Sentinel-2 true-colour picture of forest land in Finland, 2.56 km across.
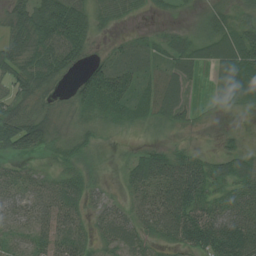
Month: July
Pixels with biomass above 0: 82%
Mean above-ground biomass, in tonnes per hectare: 44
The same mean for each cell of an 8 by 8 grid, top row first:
49 98 76 32 9 10 31 27
55 76 76 15 23 36 52 81
52 56 43 84 33 40 10 64
49 31 38 45 42 42 8 11
69 47 34 10 14 14 7 21
28 26 37 9 63 87 59 58
39 48 38 33 40 93 55 60
26 47 37 39 36 57 79 99
